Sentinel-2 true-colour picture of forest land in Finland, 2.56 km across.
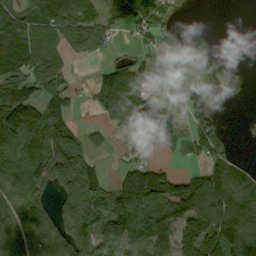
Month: September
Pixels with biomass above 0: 65%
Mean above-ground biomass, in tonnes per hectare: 90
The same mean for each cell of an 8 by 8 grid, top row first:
124 138 138 82 85 26 0 0
148 128 93 38 43 22 39 0
126 134 7 88 75 22 36 11
175 136 11 101 139 20 67 3
113 155 113 20 50 38 110 7
97 158 211 30 149 76 99 72
129 92 189 113 116 154 110 120
144 96 132 108 64 138 193 133
